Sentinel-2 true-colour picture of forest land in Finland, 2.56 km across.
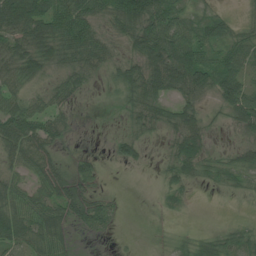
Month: July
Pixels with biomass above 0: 78%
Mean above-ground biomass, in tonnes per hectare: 45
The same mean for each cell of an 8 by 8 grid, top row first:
84 75 62 55 114 74 27 10
52 56 75 30 91 110 44 48
54 33 45 29 85 95 61 64
65 49 5 6 60 49 21 83
72 51 2 22 23 43 32 32
37 65 56 2 1 39 29 42
68 70 67 37 2 19 0 3
64 76 11 8 3 21 33 44
